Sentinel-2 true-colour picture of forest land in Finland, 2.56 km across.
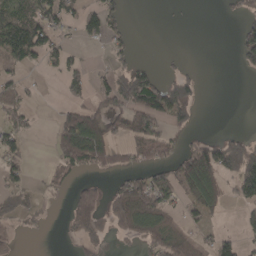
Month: April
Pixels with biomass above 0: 41%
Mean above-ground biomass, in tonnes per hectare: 51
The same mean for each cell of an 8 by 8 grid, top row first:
97 81 46 48 0 2 0 30
112 65 16 22 0 1 0 67
38 7 44 67 102 71 0 2
57 1 78 82 126 106 0 0
44 15 150 92 95 35 82 68
33 28 26 26 61 89 141 105
43 17 122 91 102 42 67 37
21 2 35 32 60 82 31 45
